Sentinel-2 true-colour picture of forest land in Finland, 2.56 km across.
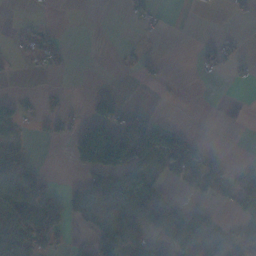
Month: November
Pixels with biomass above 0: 36%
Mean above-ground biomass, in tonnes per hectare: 39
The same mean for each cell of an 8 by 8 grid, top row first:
2 3 0 0 22 0 1 7
3 23 0 1 3 0 26 17
3 3 0 0 8 1 5 13
34 9 6 68 22 0 0 0
25 11 142 195 70 72 8 0
127 15 29 114 69 36 94 22
118 87 97 114 135 56 24 38
76 62 10 102 64 96 84 33
